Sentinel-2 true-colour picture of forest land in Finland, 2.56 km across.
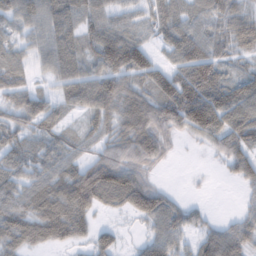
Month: February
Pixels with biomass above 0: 81%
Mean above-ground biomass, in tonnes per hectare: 58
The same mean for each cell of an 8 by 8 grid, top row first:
52 67 62 48 31 62 53 52
34 71 61 112 54 69 67 53
45 30 84 86 64 82 100 49
54 53 40 66 99 91 123 84
48 42 33 58 100 21 30 68
54 62 86 111 50 0 2 46
67 94 82 36 82 48 11 15
66 59 30 35 36 55 21 48
